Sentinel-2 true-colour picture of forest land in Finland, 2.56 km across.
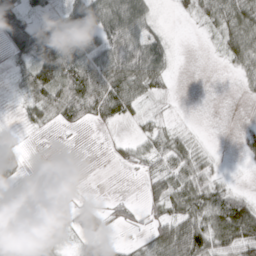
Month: March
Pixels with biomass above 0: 62%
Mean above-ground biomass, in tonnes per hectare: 36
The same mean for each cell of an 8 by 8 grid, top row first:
75 41 49 82 51 9 31 58
57 112 50 70 76 9 2 51
19 84 79 80 54 5 0 13
4 33 58 64 18 3 0 0
12 0 1 9 28 39 7 13
18 0 0 0 20 44 42 2
31 66 26 16 21 37 55 60
80 29 21 16 15 84 76 90
